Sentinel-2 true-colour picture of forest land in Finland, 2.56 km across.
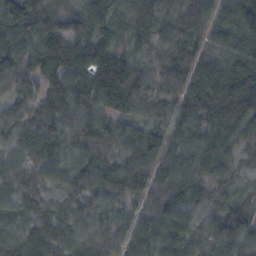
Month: October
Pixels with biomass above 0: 96%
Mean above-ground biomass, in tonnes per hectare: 78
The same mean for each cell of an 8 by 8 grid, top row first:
141 98 101 95 96 80 70 103
94 104 110 82 61 96 53 112
70 79 87 149 79 80 100 167
46 94 74 86 55 52 109 135
59 95 56 76 91 51 78 53
65 47 54 75 73 81 59 33
57 53 55 43 53 78 45 64
60 69 56 56 67 86 70 87
